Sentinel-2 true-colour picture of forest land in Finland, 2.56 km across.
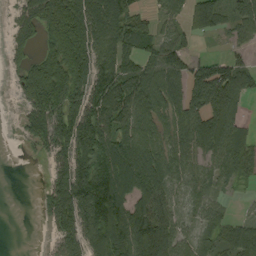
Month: September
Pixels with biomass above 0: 76%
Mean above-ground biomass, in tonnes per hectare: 82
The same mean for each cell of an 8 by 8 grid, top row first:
46 123 132 148 49 46 104 72
47 64 150 118 58 79 1 32
37 136 116 127 105 84 145 94
12 128 123 127 81 59 121 42
4 84 147 116 96 62 90 64
0 45 137 136 137 68 38 39
0 63 147 147 102 42 46 6
0 20 116 133 128 76 37 98
